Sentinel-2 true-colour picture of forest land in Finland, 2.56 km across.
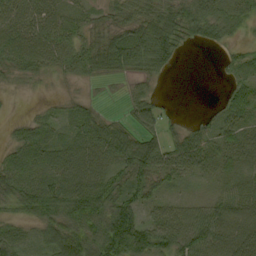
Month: September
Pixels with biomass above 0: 82%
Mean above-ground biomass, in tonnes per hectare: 47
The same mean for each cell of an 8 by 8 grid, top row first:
61 55 35 32 52 62 58 42
63 59 43 73 84 40 17 22
22 15 19 17 29 1 0 38
2 15 41 9 49 5 11 50
40 60 69 86 77 46 51 56
68 64 72 51 62 43 24 35
39 62 77 67 36 38 45 66
52 55 86 88 78 73 80 69
